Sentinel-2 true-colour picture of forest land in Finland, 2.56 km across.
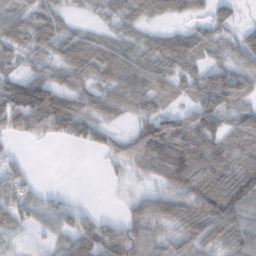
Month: February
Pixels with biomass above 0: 77%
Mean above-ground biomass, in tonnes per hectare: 63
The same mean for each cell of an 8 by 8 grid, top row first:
71 62 13 42 59 40 42 16
65 50 94 60 49 27 54 65
67 71 66 74 77 62 82 82
127 155 97 56 60 54 92 65
9 12 39 51 106 117 86 75
63 0 0 9 30 94 112 93
69 43 30 1 70 83 111 83
16 28 111 118 94 38 58 68
